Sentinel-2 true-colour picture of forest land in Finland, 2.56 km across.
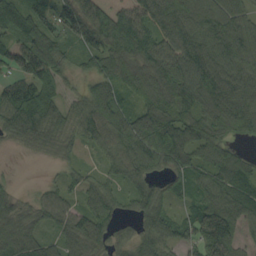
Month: September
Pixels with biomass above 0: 91%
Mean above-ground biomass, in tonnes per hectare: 86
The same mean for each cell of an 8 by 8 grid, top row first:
79 78 121 96 78 120 112 89
82 118 39 133 110 94 121 112
74 100 39 88 110 130 135 115
136 100 74 112 104 122 116 129
43 74 47 71 113 134 97 34
9 8 41 42 62 69 69 100
84 69 60 62 74 42 104 101
103 46 118 55 61 71 132 64
